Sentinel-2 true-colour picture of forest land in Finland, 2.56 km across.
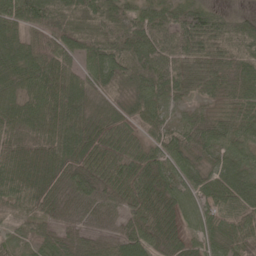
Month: May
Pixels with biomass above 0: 93%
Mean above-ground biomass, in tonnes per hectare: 58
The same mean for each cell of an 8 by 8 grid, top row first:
72 79 55 72 58 66 59 12
55 70 66 72 87 73 74 41
50 81 54 48 76 66 64 50
56 70 55 32 56 22 27 47
49 59 83 53 41 52 48 50
91 76 58 57 67 60 47 64
65 54 46 39 60 58 58 72
28 43 50 57 71 44 54 72
